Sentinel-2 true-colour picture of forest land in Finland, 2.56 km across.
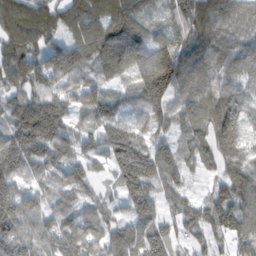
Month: February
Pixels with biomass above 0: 94%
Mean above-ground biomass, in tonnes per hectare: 91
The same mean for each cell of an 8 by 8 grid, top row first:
111 96 92 108 57 73 108 91
99 85 98 120 113 113 98 88
82 99 68 53 150 141 90 73
97 157 46 85 89 79 97 94
114 119 73 135 88 64 81 96
74 59 83 50 164 71 32 96
110 61 56 49 87 69 99 111
105 80 111 87 140 69 62 85
